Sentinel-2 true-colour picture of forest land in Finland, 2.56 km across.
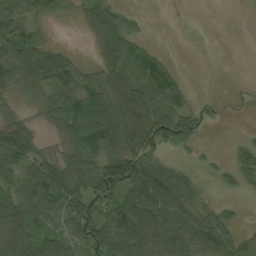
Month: September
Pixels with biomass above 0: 71%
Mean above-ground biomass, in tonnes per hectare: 50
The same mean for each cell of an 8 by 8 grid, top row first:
60 38 22 62 13 1 0 0
74 46 3 54 43 0 2 0
73 67 22 53 89 41 0 0
19 25 113 78 69 77 13 1
104 15 83 70 54 66 5 20
67 100 78 106 104 59 9 55
86 75 65 66 106 83 34 11
63 37 51 100 90 89 75 33
